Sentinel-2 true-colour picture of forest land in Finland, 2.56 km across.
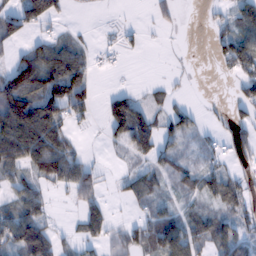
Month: February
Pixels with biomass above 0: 57%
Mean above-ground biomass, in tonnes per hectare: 50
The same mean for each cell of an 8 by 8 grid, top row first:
67 77 3 1 2 22 12 55
27 70 35 13 14 1 11 98
119 116 77 2 5 9 0 49
142 120 51 88 76 36 11 29
137 125 12 22 99 49 22 64
50 75 76 9 51 39 53 34
64 37 42 20 27 28 33 47
104 101 35 33 52 97 59 61
